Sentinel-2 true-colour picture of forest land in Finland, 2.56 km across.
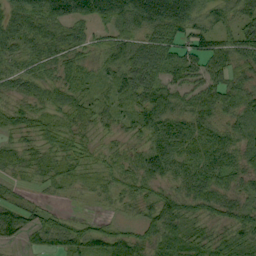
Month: September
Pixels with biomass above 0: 88%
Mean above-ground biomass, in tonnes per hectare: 50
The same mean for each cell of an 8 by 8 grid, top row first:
70 104 89 86 103 102 44 51
56 75 57 57 35 60 72 62
56 39 46 51 25 48 62 44
54 41 59 45 68 50 60 50
35 41 43 19 35 50 42 39
30 43 27 28 56 39 49 46
59 22 3 17 36 65 53 47
30 45 55 54 40 63 42 53
